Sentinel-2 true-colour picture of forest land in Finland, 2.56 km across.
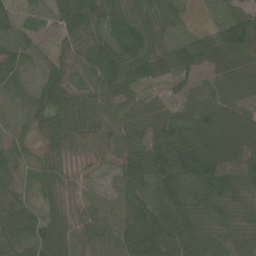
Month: June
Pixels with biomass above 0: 95%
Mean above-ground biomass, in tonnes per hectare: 62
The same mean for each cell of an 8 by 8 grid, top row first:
34 32 100 73 63 44 13 56
49 16 47 78 83 61 67 93
40 46 40 81 60 55 48 61
28 62 83 57 55 63 86 64
32 40 54 60 82 124 138 98
33 45 20 21 85 93 101 70
58 43 32 39 75 91 73 51
56 81 61 59 115 91 74 57
